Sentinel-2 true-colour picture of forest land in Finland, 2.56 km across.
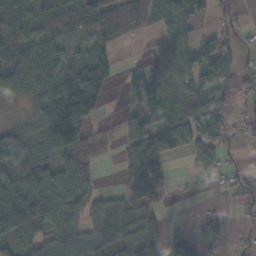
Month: November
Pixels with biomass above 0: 70%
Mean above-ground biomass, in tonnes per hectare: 64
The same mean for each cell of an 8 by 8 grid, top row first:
68 46 63 115 92 117 33 15
57 56 20 36 11 98 80 35
45 86 110 47 107 76 89 53
3 118 175 5 110 51 98 24
46 76 97 22 98 109 119 18
70 83 91 2 131 5 26 25
183 125 74 26 65 2 6 17
89 58 63 66 73 48 42 8
